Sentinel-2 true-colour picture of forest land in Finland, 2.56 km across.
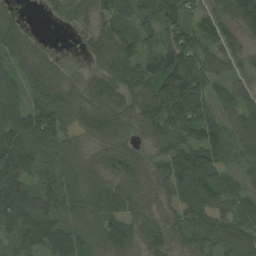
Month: August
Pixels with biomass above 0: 91%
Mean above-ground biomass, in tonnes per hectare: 85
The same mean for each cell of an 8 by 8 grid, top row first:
34 22 55 105 68 69 60 127
90 21 19 118 60 120 74 52
75 97 38 93 96 180 99 45
117 122 74 84 109 132 92 70
150 118 52 82 49 83 115 67
129 69 91 76 64 113 108 39
158 93 97 73 56 65 97 60
93 130 108 99 72 57 85 95
